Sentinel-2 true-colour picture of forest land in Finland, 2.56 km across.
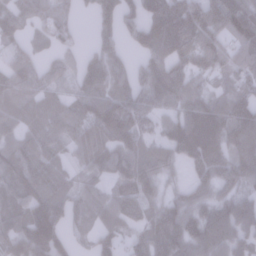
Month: January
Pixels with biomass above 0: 85%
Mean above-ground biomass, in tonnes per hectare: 91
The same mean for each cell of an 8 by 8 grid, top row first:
69 56 22 69 100 179 153 149
45 39 28 61 97 162 130 95
74 51 65 94 111 125 51 74
63 80 59 134 99 75 126 122
67 87 50 96 64 127 156 140
83 101 39 69 108 24 106 130
77 123 53 86 95 96 85 102
98 149 24 68 93 134 126 90
